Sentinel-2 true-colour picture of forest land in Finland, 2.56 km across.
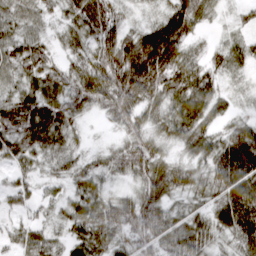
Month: March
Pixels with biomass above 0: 91%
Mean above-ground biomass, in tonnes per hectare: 55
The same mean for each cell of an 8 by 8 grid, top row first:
53 31 73 57 20 93 35 19
55 38 44 74 122 83 26 45
45 67 59 83 98 62 54 22
77 76 40 52 57 64 59 22
54 58 17 21 57 39 56 112
28 26 45 35 65 66 56 124
26 26 53 58 80 31 45 114
39 46 53 49 57 65 54 73
